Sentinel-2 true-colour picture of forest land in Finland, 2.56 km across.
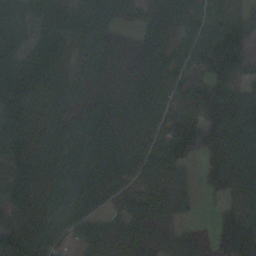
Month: October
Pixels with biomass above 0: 85%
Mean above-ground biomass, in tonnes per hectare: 61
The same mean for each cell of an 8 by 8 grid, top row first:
16 48 87 61 37 66 53 23
20 65 42 38 56 34 88 96
70 87 41 27 70 56 56 33
64 56 38 46 88 55 152 132
63 65 59 60 51 100 101 116
78 62 45 27 52 52 56 112
57 54 39 27 72 41 8 53
105 68 40 50 59 43 17 141
